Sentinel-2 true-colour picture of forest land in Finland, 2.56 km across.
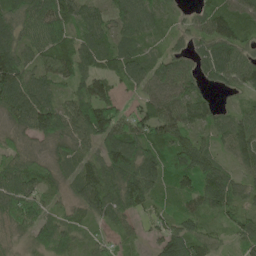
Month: May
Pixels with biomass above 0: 92%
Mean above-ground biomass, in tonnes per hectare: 78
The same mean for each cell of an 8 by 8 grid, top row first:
76 128 84 60 85 25 88 108
85 88 84 76 53 35 81 80
125 73 81 71 79 117 55 80
99 115 112 99 68 104 76 58
49 55 63 110 110 106 48 113
99 66 80 106 149 101 105 54
101 50 50 87 60 56 72 58
36 67 40 34 20 93 59 57
